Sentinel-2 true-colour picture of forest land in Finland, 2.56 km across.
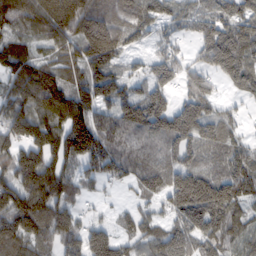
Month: February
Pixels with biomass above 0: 86%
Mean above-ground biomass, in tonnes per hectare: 127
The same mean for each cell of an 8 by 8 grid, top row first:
164 232 219 139 126 95 100 122
101 85 154 187 36 52 103 138
163 169 106 143 89 91 68 112
136 175 170 104 171 143 113 37
132 168 211 110 82 123 111 78
159 210 97 91 119 143 152 157
186 183 65 24 62 143 183 115
145 111 121 125 110 130 117 101
